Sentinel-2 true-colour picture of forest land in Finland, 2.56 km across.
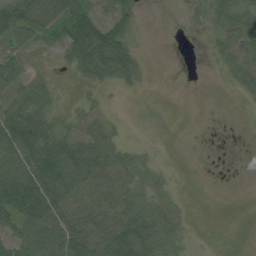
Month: August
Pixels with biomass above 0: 63%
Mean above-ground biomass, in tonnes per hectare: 27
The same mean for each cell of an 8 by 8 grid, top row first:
55 19 41 31 3 2 26 27
39 7 66 75 4 0 9 47
20 28 15 42 13 0 0 30
48 33 12 3 1 0 0 2
65 51 33 31 9 0 1 1
65 65 49 38 20 4 0 1
65 66 42 44 38 14 0 0
44 51 57 59 55 29 1 0
